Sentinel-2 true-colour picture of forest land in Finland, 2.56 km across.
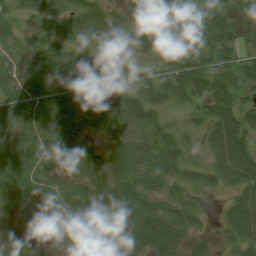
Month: August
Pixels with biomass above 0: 83%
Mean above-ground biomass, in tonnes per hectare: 34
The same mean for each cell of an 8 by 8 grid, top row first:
21 35 41 30 35 42 36 32
21 33 25 14 18 23 35 34
53 36 40 37 38 48 57 46
46 51 48 43 38 11 38 52
41 27 28 26 29 30 31 57
33 20 34 44 29 24 24 54
13 22 59 35 38 30 5 53
25 20 33 38 40 35 12 40
